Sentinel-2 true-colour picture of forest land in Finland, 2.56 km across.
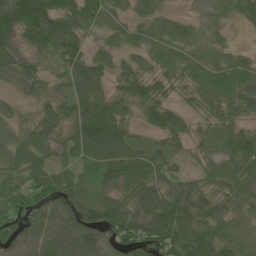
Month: June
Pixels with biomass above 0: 91%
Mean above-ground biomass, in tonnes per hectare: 68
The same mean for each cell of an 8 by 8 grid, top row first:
122 116 84 52 49 27 23 39
62 76 58 43 51 44 29 17
55 46 86 52 75 40 66 81
28 44 84 92 55 58 41 50
65 53 78 104 40 38 42 83
57 79 57 85 92 41 41 80
71 93 100 98 82 110 73 51
96 101 126 81 107 108 103 65
